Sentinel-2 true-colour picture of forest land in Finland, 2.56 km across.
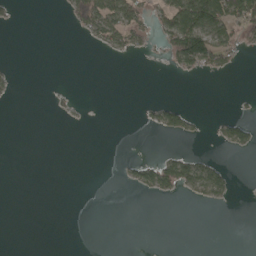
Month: April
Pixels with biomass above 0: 17%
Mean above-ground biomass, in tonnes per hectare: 15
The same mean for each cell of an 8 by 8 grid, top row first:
6 0 44 74 38 89 116 83
0 0 1 27 19 77 107 33
5 0 0 0 0 3 7 0
0 3 2 0 7 35 2 5
0 0 0 0 0 2 3 37
0 0 0 0 39 63 51 1
0 0 0 0 0 0 4 0
0 0 0 0 0 0 0 0
